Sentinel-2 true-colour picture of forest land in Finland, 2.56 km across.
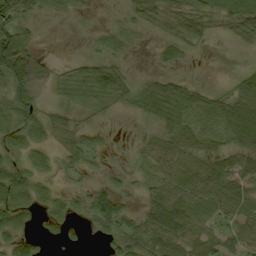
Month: September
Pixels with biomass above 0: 69%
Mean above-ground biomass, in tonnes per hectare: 34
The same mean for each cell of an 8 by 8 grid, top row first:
58 14 9 6 28 40 43 55
90 1 1 23 3 30 6 11
66 13 57 63 17 28 4 25
52 22 27 15 38 59 44 65
29 26 39 9 21 48 34 47
42 20 18 12 21 44 58 55
43 30 23 60 33 87 53 49
29 12 4 32 54 63 47 43
